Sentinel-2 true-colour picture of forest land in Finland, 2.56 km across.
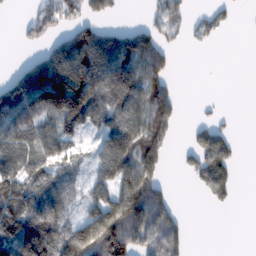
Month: February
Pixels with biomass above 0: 58%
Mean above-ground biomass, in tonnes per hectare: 88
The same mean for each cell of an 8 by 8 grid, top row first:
5 92 78 35 21 67 42 6
9 87 217 216 156 24 12 0
123 285 242 208 147 16 0 0
138 162 162 91 124 61 7 1
101 112 42 123 156 18 104 13
116 83 32 125 137 6 113 9
143 99 49 150 203 44 13 2
153 123 165 193 114 86 0 0
